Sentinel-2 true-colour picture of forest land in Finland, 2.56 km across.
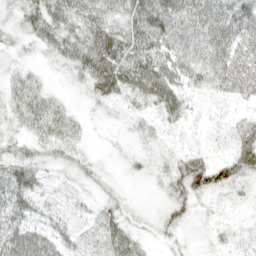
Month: April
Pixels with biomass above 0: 81%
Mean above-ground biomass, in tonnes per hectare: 34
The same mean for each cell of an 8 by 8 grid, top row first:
26 49 42 40 74 72 49 66
15 25 46 83 58 74 78 59
21 8 24 63 60 53 55 76
27 36 8 7 15 30 9 17
27 31 16 6 16 10 12 40
37 16 20 7 13 39 78 43
41 21 15 21 5 29 11 9
61 50 22 34 14 11 11 18
